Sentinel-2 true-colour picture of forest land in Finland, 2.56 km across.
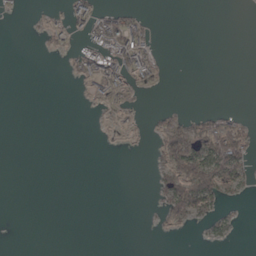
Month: April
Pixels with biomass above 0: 20%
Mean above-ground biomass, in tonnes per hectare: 16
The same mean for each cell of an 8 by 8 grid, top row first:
4 6 35 42 16 0 0 0
0 9 22 61 46 0 0 0
0 0 24 71 17 0 0 0
0 0 0 16 7 15 12 6
0 0 0 1 3 115 81 58
0 0 0 0 0 77 111 45
0 0 0 0 0 51 35 4
0 0 0 0 0 0 9 2
